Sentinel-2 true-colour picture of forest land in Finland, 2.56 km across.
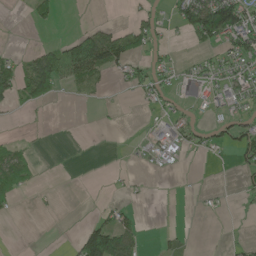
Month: May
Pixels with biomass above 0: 30%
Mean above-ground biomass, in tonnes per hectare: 29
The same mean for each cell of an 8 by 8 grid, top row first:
0 23 0 1 24 45 154 101
4 37 118 108 61 10 32 75
60 117 64 17 43 30 40 55
10 4 0 1 7 22 16 34
22 1 0 0 11 45 25 50
74 0 0 5 4 5 0 21
12 4 0 22 2 0 7 4
0 0 65 116 15 12 1 6
